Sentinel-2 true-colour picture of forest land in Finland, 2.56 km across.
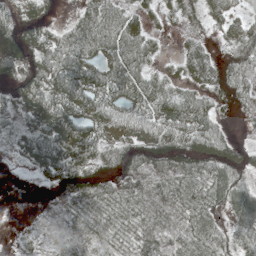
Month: May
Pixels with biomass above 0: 85%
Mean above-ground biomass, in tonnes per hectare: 48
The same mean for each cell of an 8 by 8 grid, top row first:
36 26 42 58 34 37 49 38
61 58 81 79 60 17 43 67
41 71 84 77 67 41 66 46
34 77 74 61 61 70 52 22
25 85 86 53 53 60 65 23
2 35 48 41 43 53 60 30
0 5 55 57 46 45 33 53
9 13 31 32 44 35 47 48
